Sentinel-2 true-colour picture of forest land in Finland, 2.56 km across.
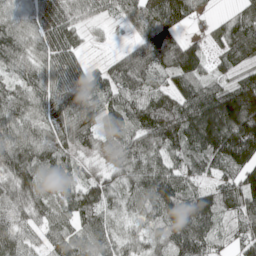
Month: May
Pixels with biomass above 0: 94%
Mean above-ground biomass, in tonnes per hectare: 89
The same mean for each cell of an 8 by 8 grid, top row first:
70 97 58 39 113 126 24 75
91 76 42 17 112 102 31 100
60 77 85 87 88 64 59 64
102 92 110 74 133 141 191 227
115 101 84 79 100 108 166 204
110 79 54 59 99 93 50 94
77 63 109 51 61 139 128 78
75 51 68 69 54 108 88 54
